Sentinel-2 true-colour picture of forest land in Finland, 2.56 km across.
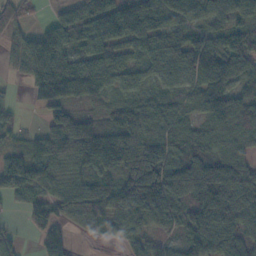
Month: November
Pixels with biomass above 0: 85%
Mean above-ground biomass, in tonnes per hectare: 88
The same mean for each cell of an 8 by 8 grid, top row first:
55 15 82 128 156 88 67 64
60 149 55 82 70 95 120 91
17 132 143 69 44 68 119 83
24 39 60 85 117 71 99 112
30 114 166 141 143 103 91 83
145 77 75 95 161 172 176 127
17 44 139 109 148 72 100 102
32 39 13 32 45 34 91 78
